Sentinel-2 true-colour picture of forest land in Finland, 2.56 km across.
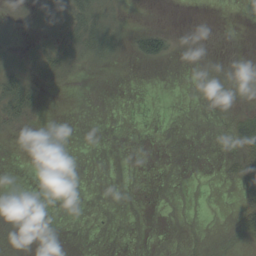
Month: September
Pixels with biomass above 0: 21%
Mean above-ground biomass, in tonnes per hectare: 6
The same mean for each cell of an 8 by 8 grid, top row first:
9 18 32 14 0 0 0 0
10 23 27 15 33 5 0 0
25 11 3 0 0 0 0 0
26 2 0 0 0 0 2 18
0 0 0 0 0 0 0 37
0 0 0 0 0 0 0 36
0 0 0 0 0 1 0 25
0 0 0 0 0 2 6 8
